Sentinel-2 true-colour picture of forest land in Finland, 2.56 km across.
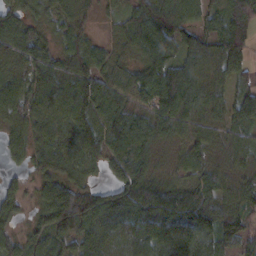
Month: February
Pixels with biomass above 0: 91%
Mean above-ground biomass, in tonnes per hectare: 78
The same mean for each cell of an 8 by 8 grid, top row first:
67 44 40 20 94 98 50 92
86 61 74 37 103 102 87 105
71 93 111 80 86 100 72 43
69 87 99 98 78 92 65 72
48 83 125 89 94 46 62 49
19 77 56 47 66 36 58 54
39 95 124 83 111 115 121 90
50 85 80 71 115 191 87 79
